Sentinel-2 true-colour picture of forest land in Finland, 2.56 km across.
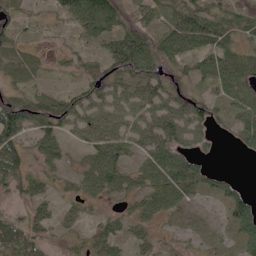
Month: June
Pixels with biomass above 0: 80%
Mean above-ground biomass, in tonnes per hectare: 49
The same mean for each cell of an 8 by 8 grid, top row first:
40 15 75 88 35 53 71 46
43 10 22 65 87 91 67 39
38 14 28 69 72 48 43 67
97 83 55 50 41 68 67 57
65 71 26 77 52 73 22 29
59 37 50 75 57 110 48 8
21 27 24 17 46 33 6 78
83 33 22 51 24 10 13 56
